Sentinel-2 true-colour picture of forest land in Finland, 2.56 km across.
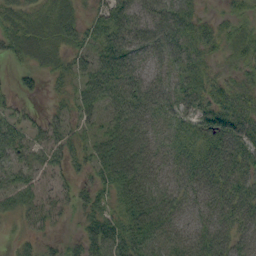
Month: September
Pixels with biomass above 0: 86%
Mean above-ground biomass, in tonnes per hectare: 44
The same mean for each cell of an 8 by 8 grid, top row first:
42 41 28 56 47 65 16 33
49 44 42 72 50 51 34 41
17 20 38 74 40 37 35 29
26 18 37 54 52 42 59 48
57 42 31 78 52 38 53 62
47 27 22 62 57 36 55 54
43 38 30 34 66 41 44 56
14 18 33 73 73 48 58 44
